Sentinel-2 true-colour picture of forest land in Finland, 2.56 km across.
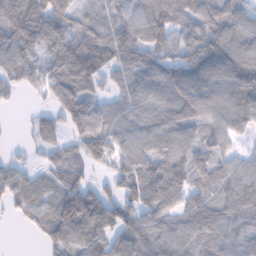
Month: February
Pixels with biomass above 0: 87%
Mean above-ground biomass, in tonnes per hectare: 92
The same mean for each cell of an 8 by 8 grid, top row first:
130 140 76 76 96 105 102 82
109 89 130 136 94 93 124 101
67 91 138 44 71 108 113 148
7 38 153 71 74 120 113 139
7 44 84 99 99 114 87 31
65 44 52 57 138 120 83 102
41 71 175 97 111 92 103 106
0 65 122 100 122 99 75 78
